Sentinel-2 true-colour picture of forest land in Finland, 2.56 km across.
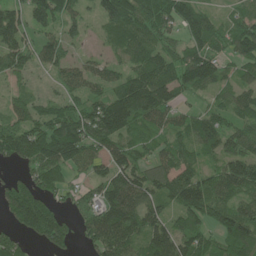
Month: June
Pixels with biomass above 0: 84%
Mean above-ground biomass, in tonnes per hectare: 89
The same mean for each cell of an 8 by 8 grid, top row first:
83 110 40 102 108 111 52 52
110 83 22 36 85 58 101 77
46 25 70 66 133 117 104 56
68 82 92 162 121 74 57 74
147 152 140 83 66 74 77 87
40 109 30 96 84 126 71 120
134 97 49 126 119 95 140 83
56 99 35 139 105 133 66 123
